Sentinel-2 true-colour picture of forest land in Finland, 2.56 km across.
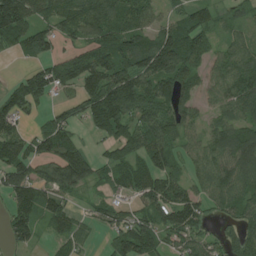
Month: July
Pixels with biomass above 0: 79%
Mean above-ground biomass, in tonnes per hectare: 74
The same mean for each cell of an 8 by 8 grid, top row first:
163 67 100 85 61 40 48 33
46 55 49 85 108 130 57 51
32 92 96 121 96 117 51 86
74 30 47 143 86 82 37 65
93 97 54 65 93 62 71 130
99 68 120 53 79 47 75 107
88 90 22 48 60 117 47 73
60 22 46 40 97 52 50 68
